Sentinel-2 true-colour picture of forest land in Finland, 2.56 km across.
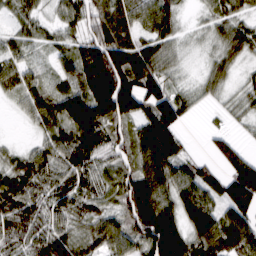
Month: March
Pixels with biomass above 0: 89%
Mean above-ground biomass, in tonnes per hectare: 80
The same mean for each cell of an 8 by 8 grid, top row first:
41 30 77 89 83 58 38 59
50 33 81 161 91 40 23 69
67 34 100 190 121 33 46 23
17 81 143 150 95 114 11 32
12 65 107 84 98 75 20 35
72 77 86 55 110 87 57 126
88 77 71 56 181 115 107 95
67 89 63 99 139 180 132 104
